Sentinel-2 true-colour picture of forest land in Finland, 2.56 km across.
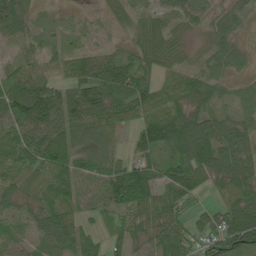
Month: June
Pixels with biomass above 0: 87%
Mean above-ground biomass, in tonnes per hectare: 61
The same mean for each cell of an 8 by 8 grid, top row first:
71 29 20 23 39 35 30 24
39 44 35 30 55 33 28 26
69 65 83 89 63 45 54 25
98 120 99 62 52 76 60 44
66 102 67 40 69 99 104 87
42 59 89 92 109 96 67 78
37 63 55 63 81 56 34 93
44 53 69 36 37 72 61 105
